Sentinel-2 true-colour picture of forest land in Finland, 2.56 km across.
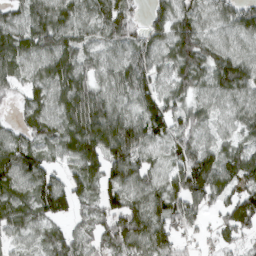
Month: March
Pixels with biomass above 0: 90%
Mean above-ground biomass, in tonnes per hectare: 68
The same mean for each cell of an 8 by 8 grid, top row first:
47 79 60 79 34 80 45 70
85 76 63 53 63 87 61 36
45 79 73 56 80 68 65 106
24 62 102 77 79 60 45 49
71 55 115 131 83 62 43 48
83 67 81 83 60 65 111 83
74 87 41 74 80 83 47 101
35 62 52 74 84 50 21 41
